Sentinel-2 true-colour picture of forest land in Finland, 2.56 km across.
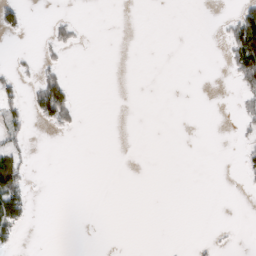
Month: March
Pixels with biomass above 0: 11%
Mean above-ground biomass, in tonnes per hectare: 9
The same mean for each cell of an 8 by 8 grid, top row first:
25 4 2 0 0 0 0 46
1 12 6 0 0 0 0 94
17 48 0 0 0 0 0 40
26 67 9 0 0 0 0 15
25 0 0 0 0 0 0 7
60 0 0 0 0 0 0 7
64 0 0 0 0 0 0 0
23 0 0 0 0 0 2 0
